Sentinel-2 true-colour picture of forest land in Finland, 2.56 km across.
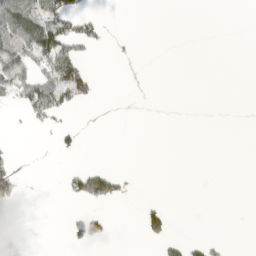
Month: April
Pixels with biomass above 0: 15%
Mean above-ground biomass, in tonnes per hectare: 17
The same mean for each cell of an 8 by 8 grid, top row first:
84 58 47 0 0 0 0 0
67 105 42 4 0 0 0 0
60 74 93 0 0 0 0 0
7 61 7 0 0 0 0 0
2 1 14 0 0 0 0 0
29 0 63 68 0 0 0 0
15 0 7 9 23 2 0 0
37 0 41 9 19 26 16 0
